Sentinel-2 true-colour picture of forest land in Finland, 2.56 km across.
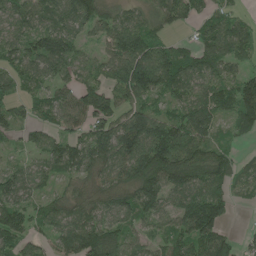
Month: June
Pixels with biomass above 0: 85%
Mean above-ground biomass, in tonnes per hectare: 85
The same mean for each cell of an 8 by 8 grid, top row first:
82 80 111 63 54 76 61 36
73 110 57 91 130 56 87 88
72 73 77 93 145 114 87 85
46 67 98 104 99 61 97 108
22 63 90 149 154 153 77 20
76 55 70 83 136 137 102 50
91 62 92 100 105 80 152 10
76 48 115 87 44 78 119 29
